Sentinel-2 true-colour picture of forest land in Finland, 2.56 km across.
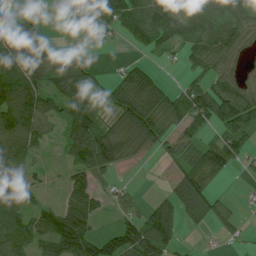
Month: July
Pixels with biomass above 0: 70%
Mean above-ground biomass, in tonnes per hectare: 66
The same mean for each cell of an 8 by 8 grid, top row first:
54 4 63 88 114 89 94 84
123 91 19 8 45 52 101 62
127 71 80 37 82 12 61 50
124 77 98 49 104 78 95 104
107 35 99 109 65 51 55 74
74 19 63 30 0 42 71 12
73 42 103 33 31 65 58 9
83 87 125 75 117 43 2 8
